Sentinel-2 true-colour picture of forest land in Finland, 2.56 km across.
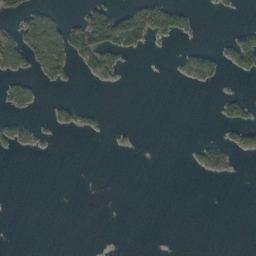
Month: October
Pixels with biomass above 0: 16%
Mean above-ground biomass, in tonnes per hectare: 13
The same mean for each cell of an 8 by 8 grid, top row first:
34 41 22 57 61 40 1 2
61 76 64 53 14 4 13 59
23 19 5 11 0 7 25 5
14 5 19 1 0 0 0 22
25 2 0 2 0 0 25 23
0 0 0 0 0 0 12 1
0 0 0 0 0 0 0 0
0 0 0 0 0 0 0 0
